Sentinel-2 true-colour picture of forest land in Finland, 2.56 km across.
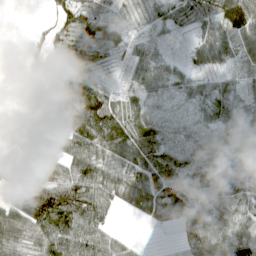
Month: April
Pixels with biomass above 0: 78%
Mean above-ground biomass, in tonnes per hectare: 47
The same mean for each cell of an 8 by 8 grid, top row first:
0 12 62 38 19 34 47 95
0 23 40 38 29 5 58 46
0 22 91 9 63 46 27 25
2 46 123 72 35 19 41 38
8 20 64 88 48 38 42 42
51 60 85 64 61 70 54 47
67 118 77 40 58 84 60 46
54 76 87 53 4 9 70 79
